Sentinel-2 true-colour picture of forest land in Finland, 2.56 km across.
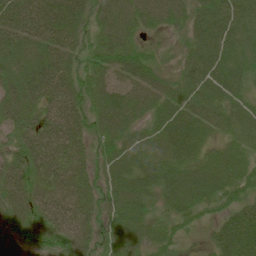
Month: June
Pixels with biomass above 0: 97%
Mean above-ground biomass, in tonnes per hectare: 53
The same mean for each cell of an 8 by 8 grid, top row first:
69 67 58 69 54 45 52 42
59 49 43 75 32 16 58 44
56 67 53 59 60 32 56 42
55 61 54 91 49 56 52 45
45 68 44 58 36 63 37 35
51 54 39 55 58 60 69 55
55 58 52 48 52 53 36 54
43 49 52 44 51 37 30 122
